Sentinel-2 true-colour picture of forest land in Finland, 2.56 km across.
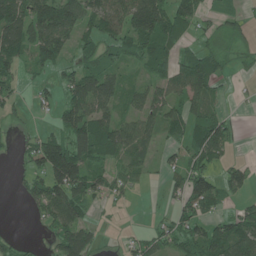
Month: June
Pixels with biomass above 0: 60%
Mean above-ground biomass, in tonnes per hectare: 52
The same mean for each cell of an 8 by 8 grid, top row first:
93 109 81 80 151 80 21 20
94 86 47 50 68 50 28 26
36 16 72 69 26 65 77 9
21 14 88 54 56 52 57 4
16 83 104 89 54 29 89 6
14 97 103 39 23 30 72 39
1 68 63 11 1 35 47 26
19 26 104 3 35 48 84 98
